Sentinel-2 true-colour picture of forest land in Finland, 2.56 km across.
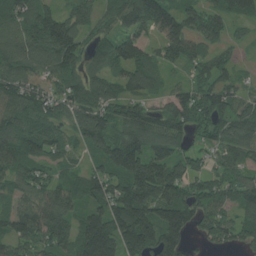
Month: July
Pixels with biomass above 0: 91%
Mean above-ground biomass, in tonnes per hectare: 104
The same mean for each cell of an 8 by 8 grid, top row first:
104 98 76 64 120 110 102 64
113 136 97 112 123 101 83 27
128 91 88 74 82 26 81 52
123 106 123 95 87 126 135 90
111 115 66 119 134 99 71 144
96 76 74 114 163 118 86 78
94 131 87 151 169 166 98 83
92 116 164 198 196 119 47 72
